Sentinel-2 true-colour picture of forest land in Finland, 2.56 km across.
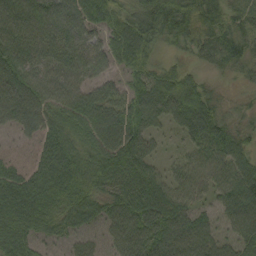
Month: September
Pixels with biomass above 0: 94%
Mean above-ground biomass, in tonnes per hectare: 64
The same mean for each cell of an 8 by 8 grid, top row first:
46 90 93 70 96 96 81 43
57 78 84 69 89 29 57 52
83 82 68 43 73 64 25 26
87 70 87 75 93 79 91 33
22 17 54 86 64 17 79 55
55 61 53 76 75 37 58 70
37 64 76 62 91 75 31 85
79 40 38 47 87 86 67 63
